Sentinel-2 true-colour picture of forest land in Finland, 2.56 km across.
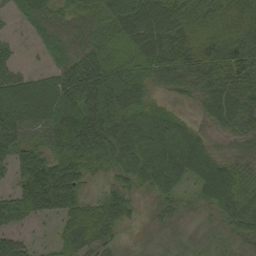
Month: September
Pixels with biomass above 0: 92%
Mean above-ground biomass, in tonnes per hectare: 60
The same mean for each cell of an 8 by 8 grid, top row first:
23 54 40 56 85 83 103 109
13 35 55 47 77 71 106 98
53 42 110 82 69 43 59 69
80 75 89 79 69 27 52 65
63 62 88 70 69 67 44 31
44 101 69 29 58 68 81 53
68 67 61 70 17 33 37 68
45 12 80 34 21 34 25 40
